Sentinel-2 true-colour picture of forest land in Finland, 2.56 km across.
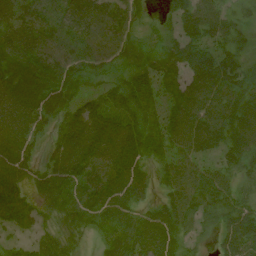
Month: July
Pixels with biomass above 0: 89%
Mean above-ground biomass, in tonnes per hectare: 55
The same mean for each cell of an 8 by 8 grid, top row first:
46 31 60 51 19 64 62 25
55 57 63 51 25 56 62 35
90 78 37 28 57 68 88 84
73 59 68 57 55 59 69 88
72 29 89 64 65 48 56 70
61 52 53 51 40 53 57 40
69 26 34 67 35 67 53 59
21 40 17 48 79 54 14 96
